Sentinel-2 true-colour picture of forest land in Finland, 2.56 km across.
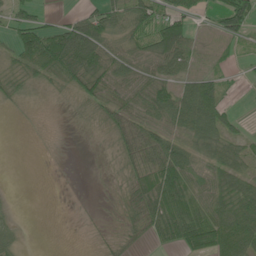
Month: June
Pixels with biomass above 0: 64%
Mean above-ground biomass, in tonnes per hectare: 38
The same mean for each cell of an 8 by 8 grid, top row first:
36 15 34 55 60 50 14 71
52 113 130 43 47 82 9 9
39 38 63 58 49 43 47 7
7 3 20 43 48 72 94 8
0 1 1 29 62 51 54 30
0 0 0 13 52 76 41 50
5 0 1 6 54 73 58 69
14 0 0 10 19 48 63 76
